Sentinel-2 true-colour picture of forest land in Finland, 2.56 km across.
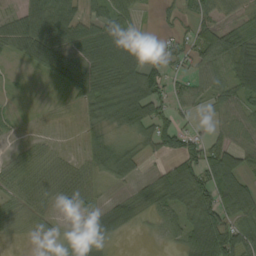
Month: September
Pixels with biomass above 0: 75%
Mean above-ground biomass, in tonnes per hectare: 45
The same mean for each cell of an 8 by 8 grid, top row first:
40 97 61 57 14 27 45 34
41 78 61 99 60 31 72 77
6 24 50 71 106 29 54 80
9 5 22 65 76 38 23 51
9 14 15 41 41 65 46 28
46 33 31 48 21 66 73 43
30 22 33 45 34 54 91 68
7 13 25 29 4 29 107 76
